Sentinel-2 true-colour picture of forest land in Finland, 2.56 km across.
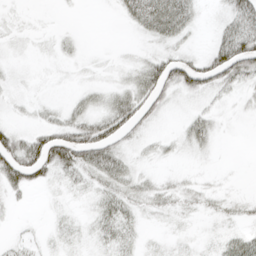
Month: April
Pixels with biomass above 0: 57%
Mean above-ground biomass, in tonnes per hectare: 23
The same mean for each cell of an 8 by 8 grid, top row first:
5 1 1 4 55 64 4 53
5 5 6 1 8 26 18 79
5 1 4 8 49 59 49 39
5 13 28 51 43 7 18 4
55 72 79 53 13 13 24 0
56 31 33 48 15 10 5 1
7 4 7 38 21 20 15 14
10 9 14 29 11 9 7 32
